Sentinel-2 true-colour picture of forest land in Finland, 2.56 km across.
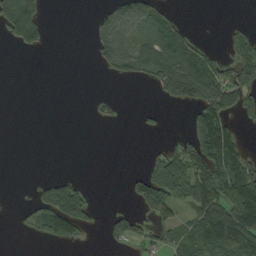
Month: September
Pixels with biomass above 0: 37%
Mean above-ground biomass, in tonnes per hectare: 42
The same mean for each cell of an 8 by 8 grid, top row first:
143 16 0 53 70 19 0 1
23 13 0 99 70 91 20 47
0 0 0 16 28 118 93 64
0 0 0 12 9 0 111 43
0 0 0 0 3 19 117 63
0 11 10 0 60 115 106 111
5 89 79 13 59 57 99 123
0 30 21 43 40 49 108 90
